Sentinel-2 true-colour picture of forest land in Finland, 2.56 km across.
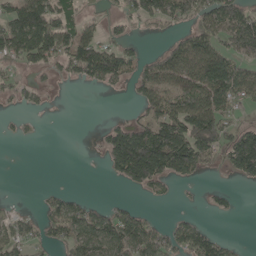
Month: May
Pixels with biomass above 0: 49%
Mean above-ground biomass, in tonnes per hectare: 68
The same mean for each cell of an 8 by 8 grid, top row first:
117 136 45 33 75 69 87 115
116 124 102 56 14 70 110 94
30 17 39 71 80 97 173 122
13 10 0 1 49 124 152 47
8 0 0 111 227 211 125 160
0 0 0 37 154 83 18 63
8 45 55 30 14 6 12 6
62 40 101 129 114 69 76 7
